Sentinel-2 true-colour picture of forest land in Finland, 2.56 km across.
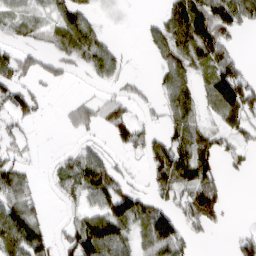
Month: March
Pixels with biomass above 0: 60%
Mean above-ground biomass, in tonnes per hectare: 61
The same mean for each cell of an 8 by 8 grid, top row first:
64 41 77 4 8 115 135 93
47 30 94 38 19 101 113 16
65 33 5 37 13 87 71 105
63 12 58 68 17 98 39 106
35 1 22 28 67 97 68 40
77 14 105 78 29 129 96 10
80 11 35 108 79 60 120 0
117 63 118 123 62 94 13 38
